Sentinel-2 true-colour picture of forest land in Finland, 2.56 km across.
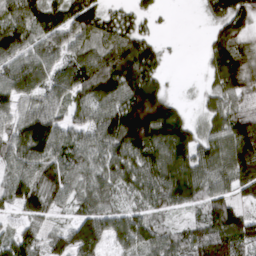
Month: March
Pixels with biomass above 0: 87%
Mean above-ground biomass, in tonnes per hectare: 101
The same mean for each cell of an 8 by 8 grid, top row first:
119 116 142 62 51 2 47 124
114 94 87 110 114 4 56 109
100 91 137 153 160 4 40 125
70 107 70 119 249 96 64 116
95 146 77 114 168 165 89 181
87 106 74 96 108 159 95 137
66 77 62 74 73 70 109 69
82 58 159 87 115 77 157 152
